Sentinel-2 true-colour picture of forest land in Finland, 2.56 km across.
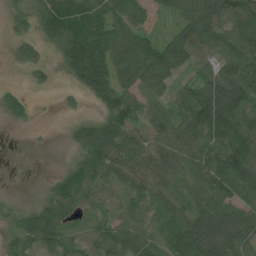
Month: July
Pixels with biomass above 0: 81%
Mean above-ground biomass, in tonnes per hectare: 61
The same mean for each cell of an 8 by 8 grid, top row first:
33 70 105 74 38 50 95 92
35 31 99 75 66 105 60 83
3 21 50 61 64 48 57 97
53 1 16 64 51 66 124 99
0 1 49 86 78 83 90 109
0 8 62 54 69 72 89 92
17 61 48 44 47 64 85 77
40 67 24 70 61 88 101 77
